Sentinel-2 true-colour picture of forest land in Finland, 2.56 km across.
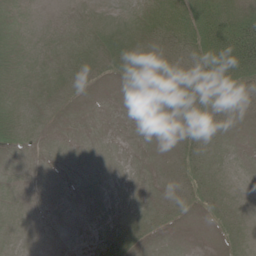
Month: June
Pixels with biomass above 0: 46%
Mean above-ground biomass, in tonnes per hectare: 8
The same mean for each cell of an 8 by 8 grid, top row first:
2 0 1 2 5 18 36 29
8 1 11 16 9 10 37 60
5 6 10 6 20 14 17 22
8 3 0 0 2 16 20 10
7 0 0 0 0 8 11 1
0 0 0 0 0 9 17 0
0 0 0 0 3 9 16 5
0 0 0 3 6 0 2 7
